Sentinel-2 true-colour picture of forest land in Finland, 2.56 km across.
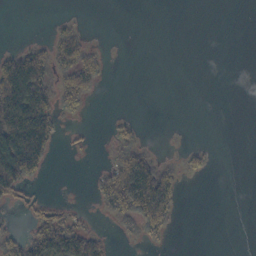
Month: October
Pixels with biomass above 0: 30%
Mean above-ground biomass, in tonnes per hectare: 30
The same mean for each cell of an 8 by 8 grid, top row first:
0 2 4 0 0 0 0 0
20 42 64 1 0 0 0 0
162 67 76 2 0 0 0 0
161 88 23 3 0 0 0 0
152 81 7 20 19 2 5 0
117 11 0 69 129 38 10 0
13 27 6 49 117 44 0 0
45 108 97 14 29 1 0 0
